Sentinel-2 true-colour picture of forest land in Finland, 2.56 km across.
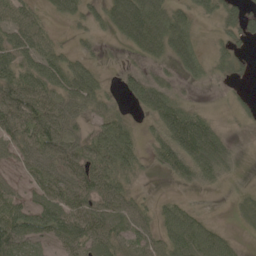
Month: May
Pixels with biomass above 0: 75%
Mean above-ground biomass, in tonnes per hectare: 48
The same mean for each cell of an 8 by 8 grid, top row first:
52 21 38 75 121 62 25 40
72 47 17 4 74 83 14 19
73 68 68 5 57 27 25 12
80 62 40 32 36 88 17 13
45 66 43 93 23 94 114 8
15 48 62 74 11 49 57 9
54 68 66 61 29 42 5 24
73 34 62 59 45 77 85 16
